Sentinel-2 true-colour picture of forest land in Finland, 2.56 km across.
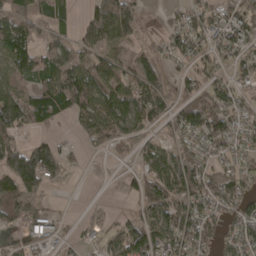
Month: April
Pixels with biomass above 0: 65%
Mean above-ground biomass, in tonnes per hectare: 58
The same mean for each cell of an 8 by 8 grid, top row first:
106 76 25 142 26 26 64 71
88 58 51 53 22 50 46 48
55 73 102 72 76 32 53 38
123 76 67 99 70 58 113 54
56 57 15 37 31 47 56 37
117 80 2 2 65 107 72 51
48 17 3 9 61 86 64 55
13 33 26 45 100 66 59 66
